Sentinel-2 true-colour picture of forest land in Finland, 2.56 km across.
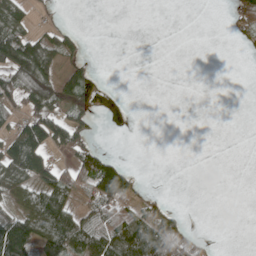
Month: May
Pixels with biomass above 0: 37%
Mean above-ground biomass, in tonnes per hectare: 47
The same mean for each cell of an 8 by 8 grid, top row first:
81 16 0 0 0 0 0 56
167 118 36 0 0 0 0 8
118 131 96 4 0 0 0 0
51 83 65 64 0 0 0 0
94 97 64 3 0 0 0 0
74 76 83 159 7 0 0 0
61 110 66 90 55 24 0 0
171 119 116 147 172 119 20 0
